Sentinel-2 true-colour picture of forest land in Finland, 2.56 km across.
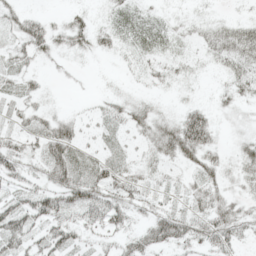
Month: May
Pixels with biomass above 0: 65%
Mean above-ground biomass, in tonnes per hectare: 24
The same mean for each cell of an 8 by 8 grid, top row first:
24 10 15 22 22 8 10 9
20 29 19 18 24 13 22 44
22 6 4 2 8 15 3 28
14 16 7 20 24 15 25 12
21 45 22 15 18 60 36 16
29 37 37 34 21 10 27 22
44 46 42 41 21 22 37 23
37 37 16 16 40 49 35 22
